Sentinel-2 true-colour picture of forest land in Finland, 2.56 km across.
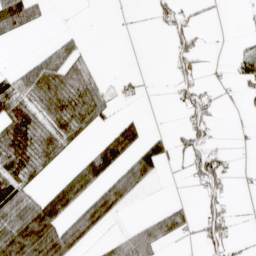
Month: April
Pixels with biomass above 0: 39%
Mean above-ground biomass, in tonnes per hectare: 36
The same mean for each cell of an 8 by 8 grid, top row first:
84 12 0 0 1 41 5 2
1 22 23 0 0 36 8 14
51 94 79 6 7 28 8 23
69 68 87 20 5 7 36 3
67 78 19 71 44 20 34 1
67 18 65 50 53 2 70 4
92 80 50 53 1 29 32 1
103 103 50 24 83 21 49 7
